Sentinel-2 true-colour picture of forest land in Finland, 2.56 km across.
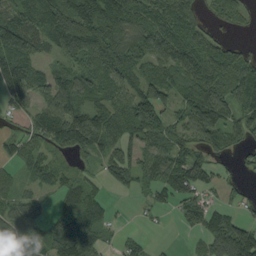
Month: September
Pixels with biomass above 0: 78%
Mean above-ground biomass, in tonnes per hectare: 77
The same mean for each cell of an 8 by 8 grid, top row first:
93 162 169 156 96 99 33 38
134 58 157 156 106 103 88 31
97 65 92 109 100 87 104 112
35 75 84 80 119 55 132 89
50 57 83 65 76 67 67 31
41 54 45 54 66 122 67 16
66 22 97 19 16 32 54 28
64 75 147 22 19 2 56 149
